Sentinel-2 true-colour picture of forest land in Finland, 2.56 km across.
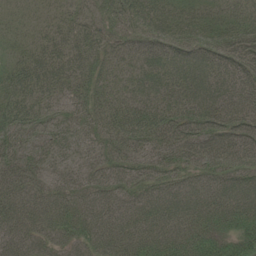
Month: June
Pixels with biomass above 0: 99%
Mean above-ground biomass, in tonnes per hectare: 63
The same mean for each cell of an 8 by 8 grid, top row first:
25 22 40 51 75 62 49 47
32 46 56 48 63 81 85 78
54 56 54 58 74 83 85 74
52 35 48 71 74 72 83 72
53 44 43 65 63 81 75 72
67 46 46 63 62 62 70 71
77 77 64 60 71 76 83 79
67 61 61 78 78 79 86 67
